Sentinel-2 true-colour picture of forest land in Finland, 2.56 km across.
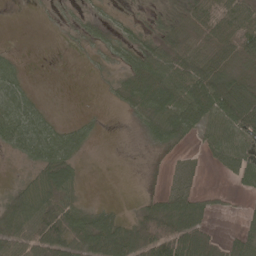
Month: May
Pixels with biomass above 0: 61%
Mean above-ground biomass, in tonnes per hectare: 39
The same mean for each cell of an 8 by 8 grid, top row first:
0 3 12 11 7 40 57 85
4 0 7 21 35 47 56 72
42 0 0 12 58 68 91 77
71 16 4 2 38 47 65 119
50 76 40 0 11 20 32 63
4 56 15 0 2 12 4 38
63 70 32 17 28 53 23 6
55 100 48 93 113 101 67 40
